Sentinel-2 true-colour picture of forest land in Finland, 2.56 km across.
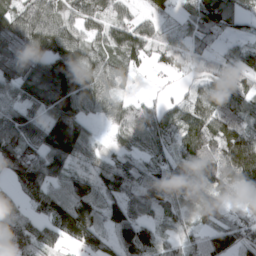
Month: March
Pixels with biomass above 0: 87%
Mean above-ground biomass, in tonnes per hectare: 82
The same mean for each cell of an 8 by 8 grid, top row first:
91 91 68 66 39 42 110 57
113 108 87 76 79 59 43 45
110 151 144 67 6 23 44 57
94 109 102 64 60 63 92 97
165 144 128 33 64 64 93 135
101 103 79 111 59 85 89 122
29 93 131 88 74 55 73 34
89 73 83 84 116 47 80 100
